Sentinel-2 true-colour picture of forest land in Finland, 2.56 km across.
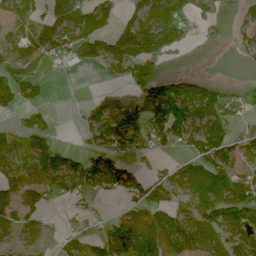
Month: June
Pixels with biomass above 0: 62%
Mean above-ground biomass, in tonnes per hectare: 67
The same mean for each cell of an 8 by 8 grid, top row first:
33 85 127 63 99 114 32 40
77 89 96 108 152 76 8 29
77 24 0 18 73 64 27 8
38 31 16 95 97 129 108 41
44 83 14 85 40 56 141 35
63 80 111 102 35 64 166 58
79 26 16 6 62 60 101 101
39 28 43 103 111 127 75 78
